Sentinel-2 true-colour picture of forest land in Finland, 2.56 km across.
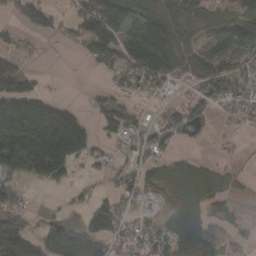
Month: March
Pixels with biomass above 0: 64%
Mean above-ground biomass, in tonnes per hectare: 76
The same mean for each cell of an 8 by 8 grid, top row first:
45 72 70 148 91 77 54 87
35 3 27 100 163 113 68 70
123 8 1 36 91 51 104 91
149 129 40 77 24 48 54 60
198 246 163 38 64 37 14 10
99 126 19 42 60 63 61 22
74 10 27 65 23 79 82 25
171 123 160 81 73 144 129 26
